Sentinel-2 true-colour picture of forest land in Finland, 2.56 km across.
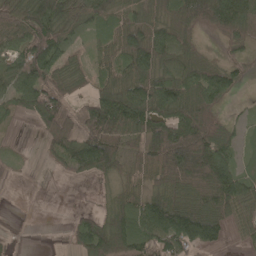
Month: May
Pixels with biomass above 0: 76%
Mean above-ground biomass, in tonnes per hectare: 69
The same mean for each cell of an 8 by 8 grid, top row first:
83 111 71 52 42 83 125 101
56 99 17 46 121 79 13 38
81 76 37 58 92 91 86 35
38 108 67 142 114 95 89 6
3 48 101 94 74 135 130 33
2 3 34 47 47 107 139 73
0 0 11 57 81 108 99 78
5 0 60 146 94 119 106 15
